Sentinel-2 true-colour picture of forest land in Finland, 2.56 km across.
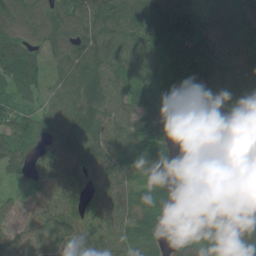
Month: June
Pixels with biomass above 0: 90%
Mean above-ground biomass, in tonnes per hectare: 78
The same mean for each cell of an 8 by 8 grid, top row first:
92 84 135 132 104 161 56 86
89 60 89 84 72 97 128 89
87 40 87 78 65 69 148 126
52 63 101 74 85 31 28 99
52 37 104 68 94 74 82 119
37 46 64 62 34 77 79 91
31 48 63 67 69 73 71 102
58 48 59 50 64 42 85 131
